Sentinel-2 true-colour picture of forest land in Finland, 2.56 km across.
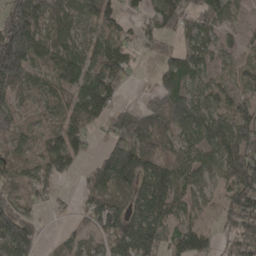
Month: April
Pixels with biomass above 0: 80%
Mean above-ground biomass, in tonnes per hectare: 103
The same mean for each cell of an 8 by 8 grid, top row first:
228 154 104 93 66 145 108 32
244 125 78 136 52 54 92 54
180 76 128 127 2 104 64 66
85 68 129 99 90 144 111 107
71 112 92 75 128 71 101 180
83 101 35 164 132 114 61 173
93 26 41 95 140 86 44 159
170 14 59 125 180 93 79 131
